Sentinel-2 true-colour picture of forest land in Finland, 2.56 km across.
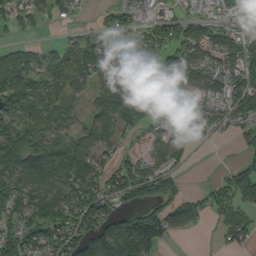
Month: September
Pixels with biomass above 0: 72%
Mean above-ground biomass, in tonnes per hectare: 79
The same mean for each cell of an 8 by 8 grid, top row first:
57 46 13 43 34 58 47 34
52 29 78 116 101 88 113 92
114 62 56 134 144 86 90 95
118 72 38 120 102 70 77 65
109 82 87 57 48 92 13 33
112 116 111 87 98 59 3 78
92 133 128 66 86 66 55 69
102 121 113 159 144 17 1 55
